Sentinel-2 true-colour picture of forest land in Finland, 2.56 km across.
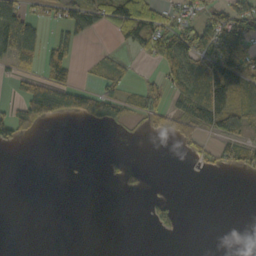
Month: October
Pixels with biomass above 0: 35%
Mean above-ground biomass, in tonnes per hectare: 40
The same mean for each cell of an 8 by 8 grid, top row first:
109 35 72 75 78 44 60 87
105 71 27 9 54 138 105 131
24 84 18 42 21 79 140 108
53 109 82 57 60 63 146 97
27 0 0 0 1 16 20 68
0 0 1 6 9 0 5 8
0 0 0 0 6 27 0 0
0 0 0 0 0 3 0 0
